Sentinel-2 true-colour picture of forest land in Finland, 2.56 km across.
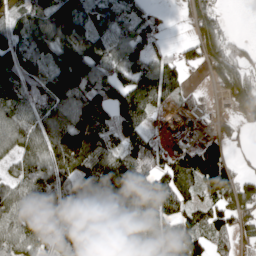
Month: April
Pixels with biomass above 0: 80%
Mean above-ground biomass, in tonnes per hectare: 89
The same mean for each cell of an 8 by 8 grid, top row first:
68 145 104 70 58 10 101 0
97 107 143 102 78 27 88 46
107 118 177 114 118 69 29 105
87 102 145 117 96 45 26 65
100 115 177 82 89 46 93 26
52 94 90 115 110 119 185 70
79 94 75 108 123 81 86 94
82 83 65 111 85 94 74 59
